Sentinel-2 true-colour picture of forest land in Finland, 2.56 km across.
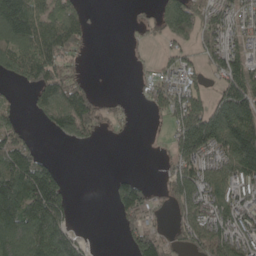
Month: May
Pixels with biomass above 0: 59%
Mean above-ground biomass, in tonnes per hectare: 87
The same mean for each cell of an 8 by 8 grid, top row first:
247 90 58 0 18 142 79 65
139 130 44 0 10 51 77 67
55 106 42 1 18 78 44 144
27 78 139 42 8 124 138 170
111 3 31 4 1 92 158 202
218 148 0 19 12 107 115 140
214 210 2 31 96 76 135 115
209 204 58 0 109 45 135 114
